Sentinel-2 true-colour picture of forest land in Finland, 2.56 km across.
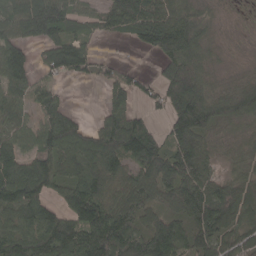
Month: April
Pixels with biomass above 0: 83%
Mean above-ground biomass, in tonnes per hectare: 109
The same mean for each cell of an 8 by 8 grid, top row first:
134 187 80 113 180 126 43 7
92 106 96 3 62 151 61 12
107 47 39 79 36 218 73 39
78 98 19 83 42 172 142 112
81 124 132 169 168 121 62 48
186 165 128 117 132 188 98 61
163 85 150 111 105 96 172 114
128 166 149 167 149 137 142 97
